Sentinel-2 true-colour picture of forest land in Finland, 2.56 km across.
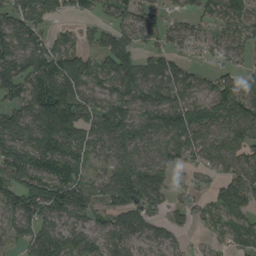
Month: August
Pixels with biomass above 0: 83%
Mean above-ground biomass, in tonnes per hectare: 82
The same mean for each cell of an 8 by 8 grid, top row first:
103 76 43 51 54 39 55 62
111 111 65 122 50 53 42 55
124 132 94 72 77 77 51 78
89 180 121 85 89 100 69 125
104 115 102 89 81 86 85 92
111 128 82 100 109 28 34 94
112 132 104 73 77 39 46 88
78 117 77 74 59 36 20 47
